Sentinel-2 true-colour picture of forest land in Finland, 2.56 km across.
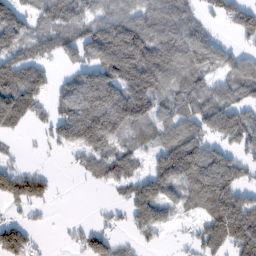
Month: February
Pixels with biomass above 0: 69%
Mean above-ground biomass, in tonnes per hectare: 94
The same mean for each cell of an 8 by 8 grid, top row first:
116 79 74 89 111 105 35 100
107 56 114 248 183 133 83 31
124 60 107 176 219 85 62 94
157 37 183 215 132 93 105 90
5 29 136 87 44 138 96 87
113 36 18 64 67 169 205 79
37 19 0 19 118 56 115 146
136 4 42 57 26 8 121 140
